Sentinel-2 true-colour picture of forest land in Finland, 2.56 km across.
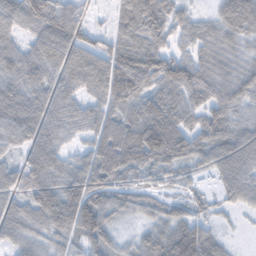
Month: November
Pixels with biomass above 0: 91%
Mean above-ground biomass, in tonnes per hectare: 78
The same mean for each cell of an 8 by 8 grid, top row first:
82 107 57 35 117 53 28 106
52 90 90 74 98 43 67 51
85 75 87 131 116 120 107 93
98 82 63 73 96 81 92 58
57 82 38 108 166 125 93 87
72 97 93 89 51 48 34 87
68 105 126 76 47 46 30 33
64 61 67 56 51 115 76 5
